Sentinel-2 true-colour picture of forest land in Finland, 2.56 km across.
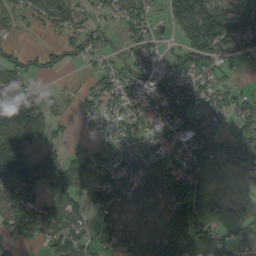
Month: September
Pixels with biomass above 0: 69%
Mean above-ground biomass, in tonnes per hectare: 59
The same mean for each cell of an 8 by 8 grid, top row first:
35 42 30 27 61 80 132 76
22 28 41 20 45 31 101 62
60 10 8 51 54 67 44 17
132 37 18 38 55 87 65 56
98 31 8 25 37 43 86 76
123 89 77 62 101 93 52 8
66 45 40 70 71 121 75 10
49 51 74 41 105 136 110 61
